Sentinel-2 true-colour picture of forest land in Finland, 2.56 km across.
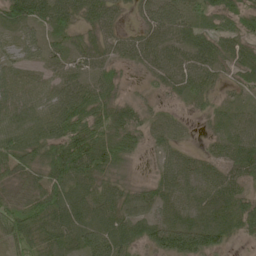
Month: May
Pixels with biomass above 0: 90%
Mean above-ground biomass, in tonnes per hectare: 51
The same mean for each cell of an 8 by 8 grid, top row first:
71 62 44 41 29 57 36 40
28 36 36 42 62 55 58 44
45 34 43 33 17 46 42 32
67 66 74 56 33 18 27 29
73 77 92 69 31 36 18 53
47 67 79 39 7 63 43 42
61 85 69 61 36 51 59 58
72 71 69 95 52 76 65 25
